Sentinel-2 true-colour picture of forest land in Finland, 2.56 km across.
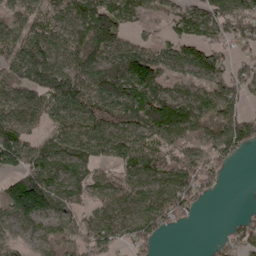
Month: April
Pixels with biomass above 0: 79%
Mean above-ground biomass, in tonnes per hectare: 84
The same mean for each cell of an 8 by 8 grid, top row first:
57 64 102 131 40 76 124 119
75 92 77 117 69 76 102 45
84 143 121 165 164 51 90 77
85 69 108 94 139 184 107 83
121 60 88 103 80 78 70 102
90 122 86 58 86 96 73 0
127 103 66 78 99 105 6 4
32 51 65 79 74 0 5 67
